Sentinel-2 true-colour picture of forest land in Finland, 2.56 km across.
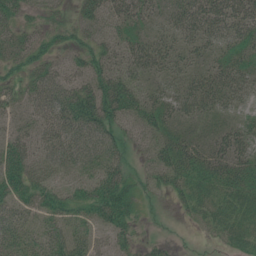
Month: July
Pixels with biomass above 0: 83%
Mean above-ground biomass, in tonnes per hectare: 44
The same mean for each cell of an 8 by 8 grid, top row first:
45 20 36 38 34 38 62 58
50 35 38 39 45 32 32 39
32 58 44 63 35 31 46 40
36 62 107 69 58 38 39 30
57 50 74 60 31 50 38 47
72 49 49 68 22 47 44 47
50 58 50 80 11 14 30 38
60 56 49 32 14 6 7 31
